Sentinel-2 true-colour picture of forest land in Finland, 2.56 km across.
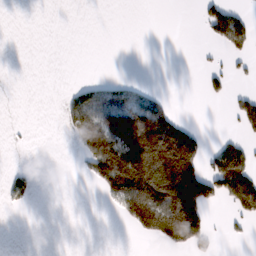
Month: February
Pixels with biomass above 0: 26%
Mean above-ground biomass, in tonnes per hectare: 47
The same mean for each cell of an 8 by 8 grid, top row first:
0 0 0 0 0 0 52 43
0 0 0 0 0 0 7 47
0 0 11 25 7 0 26 8
0 0 106 119 121 27 0 58
1 0 52 166 225 211 18 35
16 0 6 198 223 249 105 134
9 0 0 14 184 221 58 75
0 0 0 0 14 87 34 7
